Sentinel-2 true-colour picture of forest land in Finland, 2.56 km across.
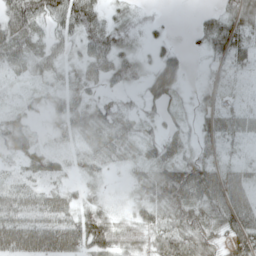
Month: May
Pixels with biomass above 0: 82%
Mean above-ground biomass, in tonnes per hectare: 39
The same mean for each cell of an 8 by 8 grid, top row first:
85 66 74 26 14 1 22 68
40 31 29 53 15 17 32 56
10 22 29 31 28 42 13 10
18 18 28 32 18 19 30 27
36 13 17 37 30 36 28 16
23 28 18 8 32 77 74 44
67 69 34 19 40 73 75 86
75 73 66 60 43 77 63 74
